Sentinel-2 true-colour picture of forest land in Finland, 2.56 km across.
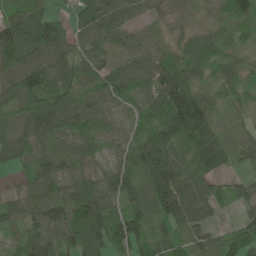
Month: June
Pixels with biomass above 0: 92%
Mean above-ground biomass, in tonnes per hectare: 71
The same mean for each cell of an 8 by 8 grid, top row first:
70 73 56 71 30 27 12 60
149 108 54 44 50 37 60 30
109 80 45 74 56 99 35 52
106 157 92 28 50 134 81 32
91 48 61 21 85 85 132 32
27 88 51 64 87 106 91 30
64 87 103 64 69 113 68 44
75 92 97 96 85 75 49 109
